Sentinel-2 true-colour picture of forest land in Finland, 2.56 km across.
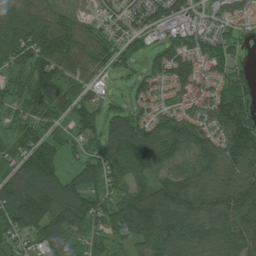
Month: July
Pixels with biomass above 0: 89%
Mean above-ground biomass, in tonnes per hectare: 103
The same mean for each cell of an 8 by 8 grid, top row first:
115 106 61 56 94 79 41 65
119 147 100 77 35 84 76 32
48 137 64 28 59 108 84 81
53 100 103 67 58 79 116 152
75 111 59 134 163 140 119 165
113 138 104 89 69 130 129 154
174 164 134 102 186 191 149 177
69 112 62 60 129 150 121 112
